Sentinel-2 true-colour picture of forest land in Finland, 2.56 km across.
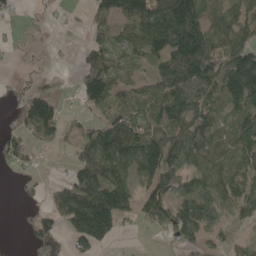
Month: May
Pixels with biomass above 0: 68%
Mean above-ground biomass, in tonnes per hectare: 87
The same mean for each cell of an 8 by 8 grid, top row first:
17 9 9 121 160 239 106 90
10 4 17 80 106 175 154 131
19 3 65 108 62 133 138 180
58 133 33 70 88 137 91 106
71 44 75 145 129 117 106 107
17 6 109 144 89 97 93 85
6 59 186 192 97 111 98 83
0 86 119 65 2 69 64 36
